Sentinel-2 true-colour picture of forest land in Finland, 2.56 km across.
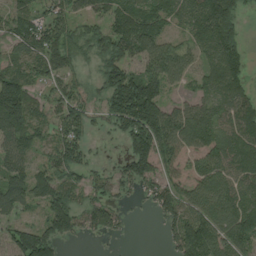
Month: August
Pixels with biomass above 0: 82%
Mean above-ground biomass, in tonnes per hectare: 85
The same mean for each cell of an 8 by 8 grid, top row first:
85 76 56 81 82 61 141 64
80 105 52 90 92 69 83 77
95 68 50 108 134 51 52 72
142 69 96 100 186 77 85 102
96 53 86 15 141 99 98 106
83 103 62 53 98 61 102 95
64 105 85 67 20 111 117 104
100 119 27 20 0 91 159 113
